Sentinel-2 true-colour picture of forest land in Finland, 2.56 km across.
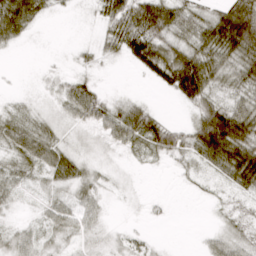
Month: March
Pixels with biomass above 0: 67%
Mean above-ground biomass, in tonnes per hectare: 27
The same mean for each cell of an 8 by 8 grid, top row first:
73 10 1 39 68 43 31 77
10 0 5 22 63 39 51 76
0 4 18 0 10 68 58 39
15 8 33 30 39 1 60 58
39 39 9 19 26 32 88 84
23 24 28 7 1 3 12 64
8 17 25 2 4 1 2 10
24 13 9 7 8 0 12 18
